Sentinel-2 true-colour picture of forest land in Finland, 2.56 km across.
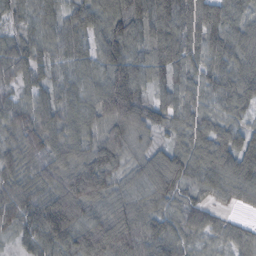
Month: October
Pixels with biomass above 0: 97%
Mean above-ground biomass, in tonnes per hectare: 86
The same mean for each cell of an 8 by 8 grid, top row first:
45 59 64 108 120 125 101 78
82 68 62 140 77 120 100 100
76 59 61 139 73 78 75 101
70 78 84 138 97 76 57 61
68 104 86 104 48 57 90 93
75 80 125 80 87 113 88 120
99 128 124 88 84 58 54 34
30 91 100 127 103 79 38 64
